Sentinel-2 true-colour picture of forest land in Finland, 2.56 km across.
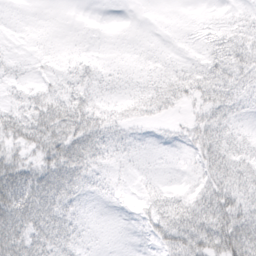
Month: March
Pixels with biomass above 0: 71%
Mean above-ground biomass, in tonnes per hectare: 22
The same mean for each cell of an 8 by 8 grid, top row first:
1 1 0 0 0 0 2 8
3 4 2 1 4 3 14 32
13 11 21 12 12 24 33 30
27 44 43 14 15 8 24 17
26 46 50 24 5 7 36 21
51 48 42 10 5 3 26 31
57 45 16 5 11 27 47 42
48 40 19 2 8 44 58 75
